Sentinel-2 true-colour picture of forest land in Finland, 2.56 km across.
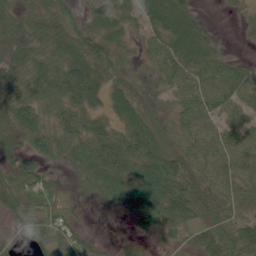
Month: June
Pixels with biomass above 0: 86%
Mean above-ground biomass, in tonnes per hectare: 42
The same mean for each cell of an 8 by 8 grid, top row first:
38 42 31 40 21 28 6 15
45 42 51 38 33 44 29 4
39 63 72 32 28 66 75 40
60 39 46 33 42 36 67 54
35 43 49 60 63 30 57 63
55 31 38 71 65 60 48 52
53 49 17 16 61 63 38 50
13 46 42 6 14 16 51 51
